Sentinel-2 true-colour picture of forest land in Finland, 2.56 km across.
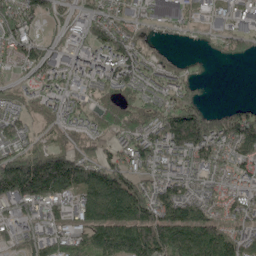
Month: May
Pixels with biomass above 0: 81%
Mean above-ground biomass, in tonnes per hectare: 92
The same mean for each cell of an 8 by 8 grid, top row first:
91 53 37 63 46 35 37 44
80 38 42 120 65 11 23 47
41 87 69 101 94 83 19 0
62 69 81 122 107 156 77 78
68 70 65 54 123 179 156 131
213 267 150 130 84 106 51 77
62 79 97 154 135 140 82 80
60 110 97 169 184 190 165 85
